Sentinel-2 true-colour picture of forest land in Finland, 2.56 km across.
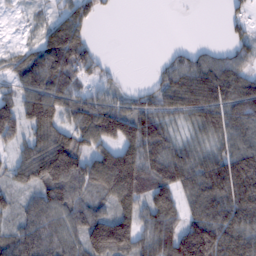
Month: February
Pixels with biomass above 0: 78%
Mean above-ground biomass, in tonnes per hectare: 83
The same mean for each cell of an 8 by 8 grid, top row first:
14 36 75 9 0 0 0 31
44 102 103 0 0 16 22 53
71 128 73 30 6 88 118 92
61 141 108 110 76 76 105 99
61 117 83 103 135 68 61 94
61 70 85 173 110 107 124 152
52 118 94 81 89 85 134 139
90 103 95 195 89 146 182 117
